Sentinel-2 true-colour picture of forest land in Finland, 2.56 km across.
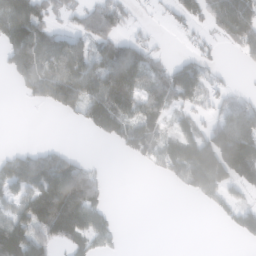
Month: February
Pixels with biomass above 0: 57%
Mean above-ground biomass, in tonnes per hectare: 66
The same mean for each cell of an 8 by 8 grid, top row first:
107 59 55 93 6 32 69 149
110 92 71 103 59 4 26 63
39 123 129 143 81 105 46 3
0 14 87 171 95 39 31 90
9 18 0 35 101 70 121 162
83 123 128 4 4 46 109 105
62 194 137 20 0 0 14 54
127 97 73 30 0 0 0 15
